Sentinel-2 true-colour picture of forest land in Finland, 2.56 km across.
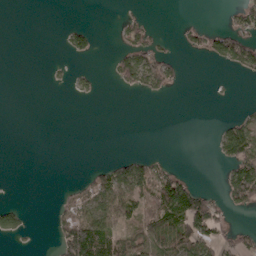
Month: April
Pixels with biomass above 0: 28%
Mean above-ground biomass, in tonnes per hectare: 32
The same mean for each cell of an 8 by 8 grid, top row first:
0 0 0 2 18 0 0 43
0 0 36 11 62 9 44 98
0 5 14 20 91 32 2 7
0 0 0 0 0 0 0 9
0 0 0 0 0 0 3 114
0 0 9 70 86 52 0 125
37 3 84 85 50 120 105 42
11 4 156 90 52 97 72 47
